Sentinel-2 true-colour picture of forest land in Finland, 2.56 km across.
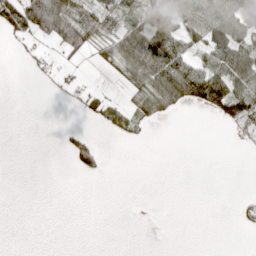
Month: April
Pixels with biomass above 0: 32%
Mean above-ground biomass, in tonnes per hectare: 27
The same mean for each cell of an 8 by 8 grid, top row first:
81 116 56 50 60 50 73 54
7 21 51 45 113 76 52 58
0 10 8 8 72 126 107 80
0 0 16 57 42 21 31 82
0 0 33 2 5 0 0 7
0 0 11 0 0 0 0 0
0 0 0 0 1 0 0 17
0 0 0 0 0 0 0 0
